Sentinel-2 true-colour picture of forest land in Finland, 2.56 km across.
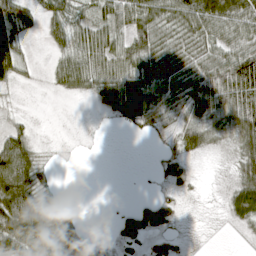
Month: April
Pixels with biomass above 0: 63%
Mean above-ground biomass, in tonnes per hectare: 41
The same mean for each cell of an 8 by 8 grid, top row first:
46 35 35 53 66 62 80 72
42 16 42 53 60 44 43 63
23 12 56 55 67 46 71 125
8 1 0 32 83 41 63 98
68 8 2 0 3 33 35 57
125 17 0 0 1 34 2 48
113 53 10 4 29 18 2 65
85 108 57 14 25 14 0 2
